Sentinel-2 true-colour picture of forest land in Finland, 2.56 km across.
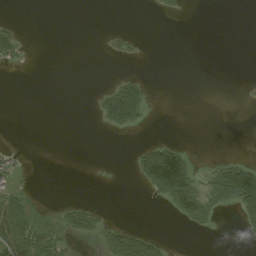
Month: August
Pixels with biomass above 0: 17%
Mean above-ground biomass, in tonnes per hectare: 16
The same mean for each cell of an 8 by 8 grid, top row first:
1 0 0 0 0 5 0 0
25 0 0 5 2 0 0 0
0 0 0 8 13 0 0 0
0 0 0 75 32 0 0 0
1 0 0 0 19 21 0 0
11 0 0 0 63 159 18 106
39 1 28 1 0 46 33 61
74 55 13 46 45 0 0 6
